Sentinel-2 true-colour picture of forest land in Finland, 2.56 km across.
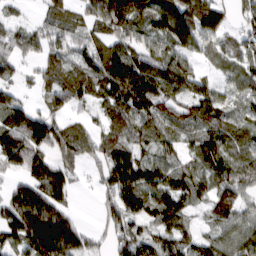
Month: March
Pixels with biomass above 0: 83%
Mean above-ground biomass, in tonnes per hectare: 78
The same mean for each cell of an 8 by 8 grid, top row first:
22 47 53 149 120 171 159 38
67 70 54 82 59 98 60 62
33 58 81 122 122 106 44 58
94 70 30 83 98 64 100 49
112 101 71 75 49 44 80 65
42 120 17 103 105 74 79 76
116 116 9 58 80 83 49 70
92 174 74 52 71 76 62 82
